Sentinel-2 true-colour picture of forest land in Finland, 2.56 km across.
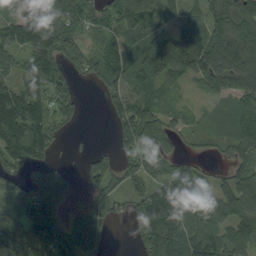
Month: September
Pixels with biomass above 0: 80%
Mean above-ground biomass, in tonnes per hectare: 78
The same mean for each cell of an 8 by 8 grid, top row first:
58 99 94 59 80 39 73 87
81 100 40 27 87 132 113 120
76 94 19 57 86 52 71 100
145 87 26 58 75 32 26 89
142 88 4 26 85 30 18 74
69 82 28 78 99 110 29 73
71 122 35 69 133 158 82 87
125 143 91 20 103 136 139 89
